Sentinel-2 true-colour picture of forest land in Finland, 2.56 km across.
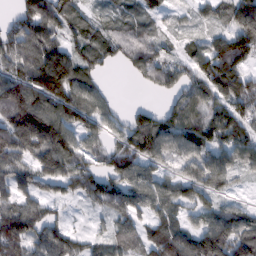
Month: February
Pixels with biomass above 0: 82%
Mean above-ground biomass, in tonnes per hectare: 92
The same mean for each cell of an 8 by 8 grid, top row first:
69 115 56 46 55 25 46 121
112 106 76 77 103 33 90 153
119 168 105 6 55 87 104 128
152 129 104 58 51 112 93 121
171 162 80 63 149 101 97 114
83 88 114 104 93 57 105 40
109 50 18 70 77 62 55 54
187 113 53 67 83 125 148 130
